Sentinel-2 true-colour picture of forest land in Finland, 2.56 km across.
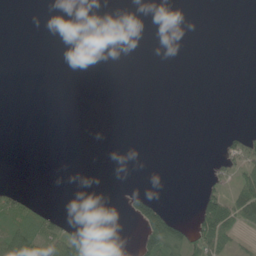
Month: June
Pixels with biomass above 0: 14%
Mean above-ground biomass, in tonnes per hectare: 13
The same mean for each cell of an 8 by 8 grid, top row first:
0 0 0 0 0 0 0 0
0 0 0 0 0 0 0 0
0 0 0 0 0 0 0 0
0 0 0 0 0 0 0 0
0 0 0 0 0 0 0 45
0 0 0 0 0 0 11 43
54 14 0 0 74 6 73 73
90 72 64 2 57 85 78 15
